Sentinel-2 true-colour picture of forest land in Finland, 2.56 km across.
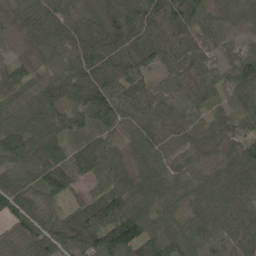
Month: May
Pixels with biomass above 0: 97%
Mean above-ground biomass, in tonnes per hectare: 68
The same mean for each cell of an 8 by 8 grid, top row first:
82 84 56 96 93 99 39 33
40 59 71 104 89 70 43 27
53 44 62 72 57 33 47 83
55 59 65 101 57 52 35 44
83 81 65 39 61 35 58 63
65 105 65 71 55 43 53 90
93 53 66 117 64 43 67 86
58 88 97 147 102 68 66 76
